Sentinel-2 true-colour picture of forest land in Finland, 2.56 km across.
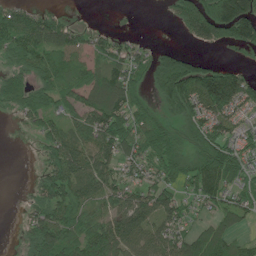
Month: June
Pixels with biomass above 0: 72%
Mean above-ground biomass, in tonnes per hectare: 70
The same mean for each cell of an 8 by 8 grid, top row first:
87 47 1 1 0 51 167 188
93 99 53 61 36 23 32 52
61 70 65 112 50 172 135 85
44 83 74 114 64 65 94 56
0 57 63 85 78 61 90 61
0 68 94 64 50 62 126 55
3 94 78 53 98 77 40 71
7 114 97 112 85 72 99 38
